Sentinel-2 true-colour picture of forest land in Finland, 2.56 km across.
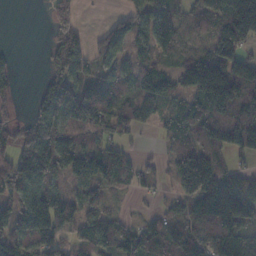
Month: November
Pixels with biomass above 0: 78%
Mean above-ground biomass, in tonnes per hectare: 77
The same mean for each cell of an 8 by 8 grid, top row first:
0 34 32 21 71 68 105 187
6 33 77 66 57 63 60 90
33 57 65 65 84 55 172 115
28 119 132 112 61 59 114 122
100 132 76 58 8 41 53 63
147 107 96 75 42 75 158 79
82 120 79 30 10 46 121 118
95 82 68 87 86 83 88 80
